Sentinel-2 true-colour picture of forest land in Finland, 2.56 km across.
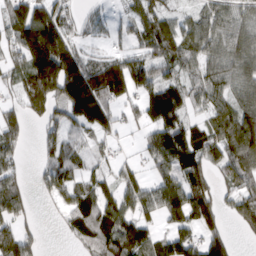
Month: March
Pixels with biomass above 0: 75%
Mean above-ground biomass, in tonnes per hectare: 92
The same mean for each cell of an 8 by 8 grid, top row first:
123 135 39 19 73 52 71 64
90 279 64 26 68 91 84 92
57 204 201 185 110 75 94 82
61 71 157 89 85 110 70 105
77 61 49 36 46 130 102 143
60 64 64 47 49 100 87 99
116 14 132 120 92 130 125 85
149 4 91 160 113 121 98 16
